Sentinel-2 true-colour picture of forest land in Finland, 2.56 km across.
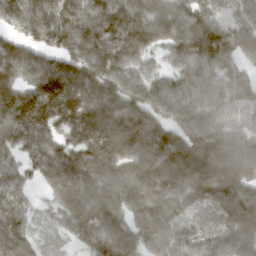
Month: March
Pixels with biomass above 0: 94%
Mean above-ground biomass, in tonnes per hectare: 145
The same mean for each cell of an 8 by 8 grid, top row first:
144 186 140 156 122 143 104 106
122 125 180 147 110 119 191 140
136 193 187 159 107 84 117 87
204 190 180 189 167 137 124 96
131 128 171 230 167 197 240 157
98 126 150 130 128 167 210 234
129 46 160 136 139 111 117 197
133 34 119 206 125 108 101 134
